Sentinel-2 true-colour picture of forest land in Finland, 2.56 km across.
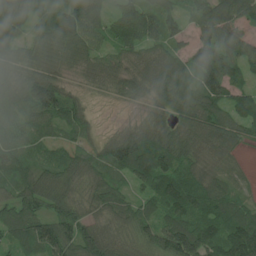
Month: July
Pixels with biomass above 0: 91%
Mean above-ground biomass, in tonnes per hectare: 76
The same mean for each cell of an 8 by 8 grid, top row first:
105 66 97 64 111 56 94 132
80 76 74 55 86 46 116 121
80 86 22 52 78 109 119 56
70 97 51 2 29 79 95 88
68 42 40 73 101 100 88 50
57 68 66 58 99 81 74 29
66 62 48 68 48 91 77 61
56 107 90 58 67 138 110 122
